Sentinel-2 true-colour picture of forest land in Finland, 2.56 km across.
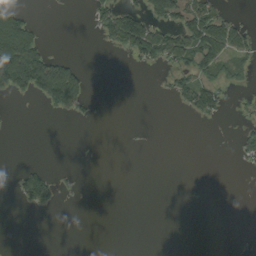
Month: September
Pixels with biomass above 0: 23%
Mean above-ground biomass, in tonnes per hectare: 21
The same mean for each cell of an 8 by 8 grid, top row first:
49 0 0 50 62 61 64 10
130 24 0 19 79 83 86 47
111 117 53 0 0 27 39 17
3 13 18 0 0 3 45 8
0 0 0 0 0 0 0 26
25 50 3 0 0 0 0 1
4 32 1 0 0 0 1 0
0 0 0 0 0 0 0 1
